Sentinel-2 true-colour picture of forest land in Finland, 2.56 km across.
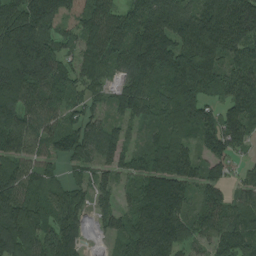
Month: August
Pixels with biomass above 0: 92%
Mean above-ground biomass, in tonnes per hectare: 120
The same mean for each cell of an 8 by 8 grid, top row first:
158 160 135 102 129 144 186 190
257 154 85 116 195 175 201 129
187 156 90 54 116 182 163 116
172 96 66 58 94 180 102 124
109 77 119 99 54 133 82 70
122 71 47 62 132 172 91 41
140 113 90 59 152 142 106 80
155 107 62 48 190 122 72 114
